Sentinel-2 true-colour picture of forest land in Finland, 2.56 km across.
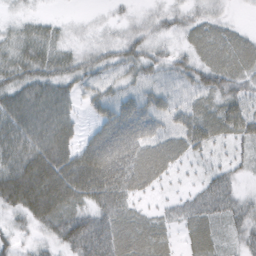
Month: February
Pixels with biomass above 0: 88%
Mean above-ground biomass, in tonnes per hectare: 44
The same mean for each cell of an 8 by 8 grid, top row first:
15 13 5 10 18 25 30 5
43 46 24 35 44 21 43 42
51 56 39 31 36 29 50 40
69 70 20 50 57 34 50 53
68 84 45 83 61 43 44 29
89 108 98 96 60 16 26 17
52 91 53 62 18 24 45 36
27 30 79 69 53 18 42 26
